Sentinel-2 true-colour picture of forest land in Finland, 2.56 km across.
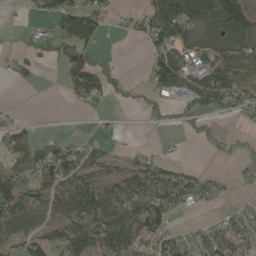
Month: May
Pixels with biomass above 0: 55%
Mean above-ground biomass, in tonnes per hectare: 55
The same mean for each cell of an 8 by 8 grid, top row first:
6 48 101 21 57 120 94 119
19 55 136 10 29 98 41 81
30 0 106 60 23 101 98 63
7 1 7 9 26 34 54 40
70 44 30 16 6 5 31 19
89 99 77 40 77 65 31 15
91 74 89 87 94 67 15 24
60 60 112 83 74 45 66 58
